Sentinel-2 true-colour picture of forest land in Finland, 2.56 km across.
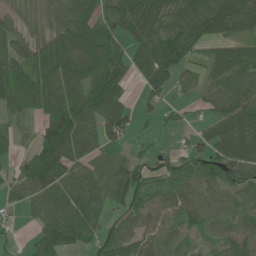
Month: June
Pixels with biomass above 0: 82%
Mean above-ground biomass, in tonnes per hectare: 66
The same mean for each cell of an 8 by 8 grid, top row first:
33 44 95 78 103 66 105 87
70 94 132 99 87 109 40 44
107 111 93 103 56 50 39 68
64 99 79 96 26 19 35 78
38 113 79 45 15 19 47 74
50 116 56 69 66 55 64 77
24 73 81 47 69 53 60 47
9 77 50 63 50 38 29 62
